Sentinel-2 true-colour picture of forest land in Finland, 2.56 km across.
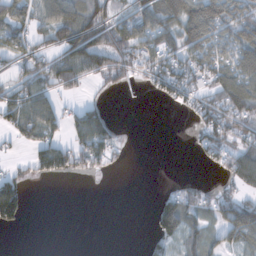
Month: November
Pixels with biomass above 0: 53%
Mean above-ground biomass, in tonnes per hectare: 53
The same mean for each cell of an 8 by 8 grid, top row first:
79 73 97 81 86 102 166 110
67 59 135 99 101 76 101 103
53 77 59 35 34 106 60 78
73 93 57 19 0 12 85 55
27 69 68 50 0 0 59 52
49 44 30 5 0 3 5 66
107 0 0 0 0 78 42 77
0 0 0 0 8 51 54 47
